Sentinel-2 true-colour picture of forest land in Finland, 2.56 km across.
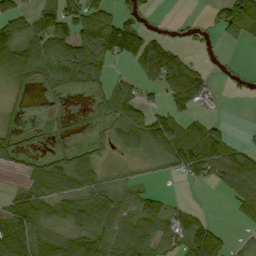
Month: September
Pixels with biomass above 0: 61%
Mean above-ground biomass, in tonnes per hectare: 58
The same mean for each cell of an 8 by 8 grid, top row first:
94 64 126 108 35 5 18 158
126 88 102 128 133 50 17 16
56 53 65 39 55 154 47 11
15 7 5 56 84 59 17 0
34 12 16 28 56 86 108 32
11 65 65 10 8 21 61 105
72 46 62 60 61 33 7 47
119 56 65 74 98 60 145 9
